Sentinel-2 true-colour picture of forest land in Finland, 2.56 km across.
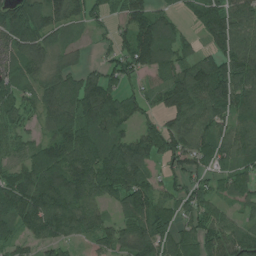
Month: July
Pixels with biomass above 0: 85%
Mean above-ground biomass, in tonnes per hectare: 91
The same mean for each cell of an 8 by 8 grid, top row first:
139 139 74 43 115 41 136 93
110 107 31 49 144 99 58 128
77 79 78 63 34 94 139 134
68 87 135 148 64 100 109 93
45 89 137 105 72 97 81 94
71 130 134 141 70 56 55 67
125 134 109 51 141 65 65 38
59 73 43 63 130 88 95 85
